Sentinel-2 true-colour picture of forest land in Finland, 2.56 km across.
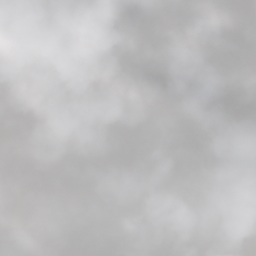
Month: October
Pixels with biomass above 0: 77%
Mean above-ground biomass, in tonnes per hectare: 70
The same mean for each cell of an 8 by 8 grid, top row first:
8 11 4 136 113 94 82 41
69 43 9 13 86 97 86 66
101 31 56 35 74 141 53 75
53 57 84 158 136 43 140 109
44 53 67 137 124 164 54 75
90 28 23 57 59 74 77 35
122 50 31 30 63 44 116 54
89 71 71 66 10 38 76 108
